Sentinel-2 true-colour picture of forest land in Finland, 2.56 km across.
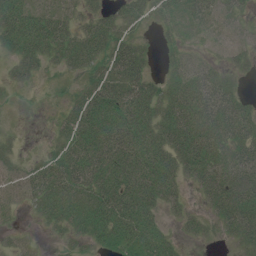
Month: July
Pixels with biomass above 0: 79%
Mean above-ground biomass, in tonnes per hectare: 38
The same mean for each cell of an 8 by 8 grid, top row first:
64 39 27 36 32 36 35 20
43 46 57 45 23 26 19 31
25 7 17 60 49 35 44 16
4 3 47 58 49 57 66 45
12 11 52 63 49 53 63 52
23 48 63 63 56 33 44 72
16 40 49 62 46 20 24 69
13 7 24 40 42 14 9 35
